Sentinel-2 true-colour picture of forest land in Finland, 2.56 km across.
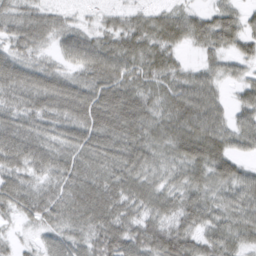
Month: March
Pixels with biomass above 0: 93%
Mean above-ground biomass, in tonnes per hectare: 52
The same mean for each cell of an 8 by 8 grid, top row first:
49 41 12 22 33 40 41 36
39 21 66 59 57 35 41 38
65 63 49 72 55 49 44 32
53 61 76 94 62 67 70 38
69 54 65 70 66 60 75 41
54 43 69 61 52 35 56 51
52 65 75 65 49 47 49 57
15 32 45 67 63 69 48 44
